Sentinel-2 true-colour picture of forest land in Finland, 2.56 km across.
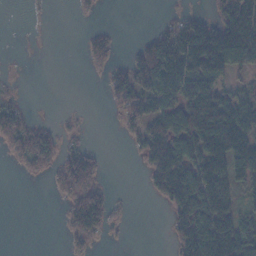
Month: November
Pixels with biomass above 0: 49%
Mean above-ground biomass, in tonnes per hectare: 50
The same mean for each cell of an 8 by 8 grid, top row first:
0 2 5 0 0 16 13 145
0 0 6 28 47 118 159 153
5 0 0 32 45 132 109 29
46 0 3 7 46 77 130 116
48 65 17 0 60 96 139 133
3 24 90 2 19 143 139 82
0 0 76 36 0 77 125 50
0 0 27 5 0 52 147 105
